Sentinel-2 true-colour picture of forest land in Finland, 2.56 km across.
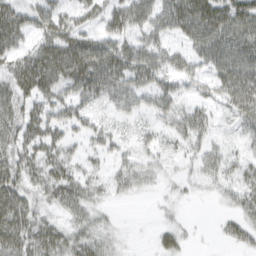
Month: March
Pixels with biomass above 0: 68%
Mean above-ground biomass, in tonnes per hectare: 32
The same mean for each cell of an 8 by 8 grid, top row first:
41 35 25 38 40 57 61 55
34 36 46 48 40 20 48 57
42 45 59 55 41 31 29 58
43 34 28 17 23 38 25 35
43 37 17 21 16 21 25 12
44 36 30 27 23 9 25 25
52 21 33 8 1 9 1 27
49 47 31 13 0 21 2 26
